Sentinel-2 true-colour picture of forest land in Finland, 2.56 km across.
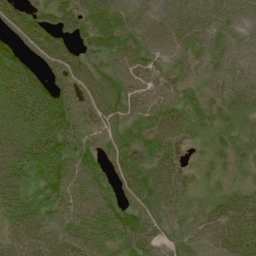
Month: July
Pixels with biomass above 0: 88%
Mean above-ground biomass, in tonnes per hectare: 45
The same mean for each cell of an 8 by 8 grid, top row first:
51 47 56 70 45 47 39 33
50 63 37 60 51 40 42 34
67 49 53 60 56 39 29 39
40 74 51 52 53 52 38 35
45 68 49 47 43 36 24 32
37 45 54 43 64 42 18 15
39 38 50 49 67 26 33 63
42 28 30 25 54 39 39 75
